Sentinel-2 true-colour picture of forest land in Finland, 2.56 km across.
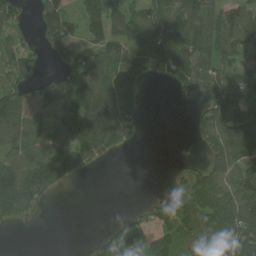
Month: July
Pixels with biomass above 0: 66%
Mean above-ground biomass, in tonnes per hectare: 75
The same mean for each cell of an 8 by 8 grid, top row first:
73 97 75 113 77 97 103 95
53 63 63 104 108 121 88 83
77 76 73 108 63 66 91 97
79 50 116 139 37 1 77 104
74 107 121 80 6 2 63 142
130 125 20 0 0 14 89 117
86 6 0 0 33 86 123 151
0 0 0 90 106 92 140 140
